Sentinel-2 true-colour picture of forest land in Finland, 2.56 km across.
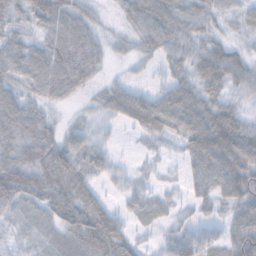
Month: November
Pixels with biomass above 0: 88%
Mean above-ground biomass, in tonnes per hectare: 50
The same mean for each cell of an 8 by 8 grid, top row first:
38 63 48 14 69 62 44 32
54 54 61 23 38 59 62 28
44 58 47 22 18 45 75 64
73 23 14 50 86 85 77 42
64 54 42 17 13 25 113 104
84 76 61 27 13 8 73 88
45 59 83 31 38 20 24 57
23 36 64 77 15 47 50 70
